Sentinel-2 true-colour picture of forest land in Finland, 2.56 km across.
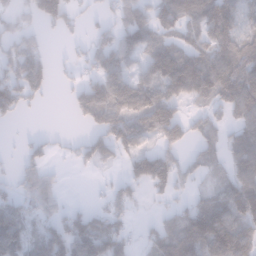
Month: January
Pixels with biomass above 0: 64%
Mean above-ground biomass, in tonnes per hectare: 77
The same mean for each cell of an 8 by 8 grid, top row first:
48 92 38 47 75 110 139 94
73 24 26 109 95 93 96 118
104 60 51 135 98 141 118 127
61 2 68 110 136 92 54 98
10 32 28 93 52 83 55 78
48 52 4 19 128 105 34 87
79 59 28 66 18 42 82 83
90 89 119 97 27 119 138 121
